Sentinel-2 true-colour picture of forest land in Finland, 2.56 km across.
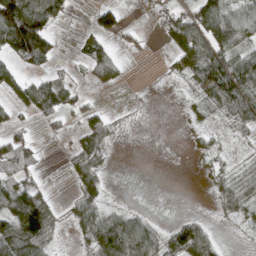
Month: April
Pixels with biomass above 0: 57%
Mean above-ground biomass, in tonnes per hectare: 40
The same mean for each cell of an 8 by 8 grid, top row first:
137 119 0 53 4 44 96 73
99 58 22 27 8 44 91 59
41 49 13 42 1 11 84 118
25 50 33 11 2 2 28 66
49 3 44 23 1 0 13 8
42 4 55 5 0 0 15 30
80 58 45 17 6 0 2 40
97 52 19 112 110 57 54 2
